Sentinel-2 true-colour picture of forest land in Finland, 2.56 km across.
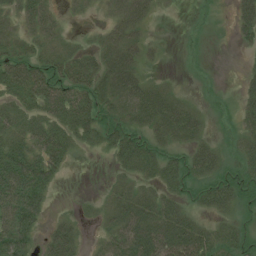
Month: July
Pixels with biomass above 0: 68%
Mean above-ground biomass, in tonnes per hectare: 38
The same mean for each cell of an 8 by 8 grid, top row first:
40 45 10 32 39 3 4 42
34 40 26 52 34 3 3 10
59 64 56 61 34 6 6 11
44 51 64 40 54 59 16 29
52 60 24 37 45 32 26 24
87 51 0 14 30 45 38 42
94 26 8 42 63 37 27 28
75 35 28 46 80 79 42 32
